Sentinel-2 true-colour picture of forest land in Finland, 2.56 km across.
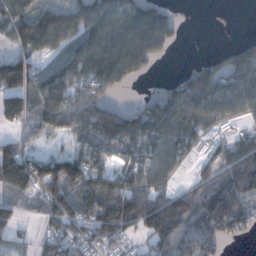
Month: December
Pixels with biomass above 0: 76%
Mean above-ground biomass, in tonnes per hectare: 87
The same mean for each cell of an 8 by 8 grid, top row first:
107 91 111 133 133 32 5 2
51 77 93 148 149 27 3 56
150 71 105 132 23 36 116 102
110 118 137 95 92 125 90 54
49 22 67 110 120 99 42 58
143 107 133 64 85 35 38 114
40 77 116 174 158 149 115 87
37 57 89 91 50 124 96 21
